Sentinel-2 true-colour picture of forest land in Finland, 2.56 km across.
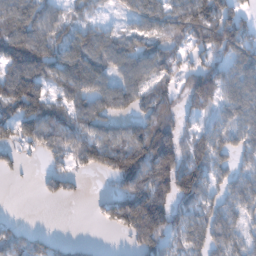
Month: January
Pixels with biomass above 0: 72%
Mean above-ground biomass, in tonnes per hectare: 91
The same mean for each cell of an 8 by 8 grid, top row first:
130 90 54 16 98 92 139 84
188 142 128 104 89 48 97 108
167 106 156 87 91 62 110 96
132 120 103 89 84 66 45 86
83 91 112 109 181 130 86 62
16 53 39 88 163 184 85 60
1 1 0 93 263 86 73 70
90 49 11 3 143 58 96 64
